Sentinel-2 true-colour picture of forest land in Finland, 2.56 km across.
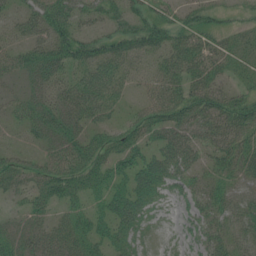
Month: July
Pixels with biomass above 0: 78%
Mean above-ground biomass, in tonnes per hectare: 37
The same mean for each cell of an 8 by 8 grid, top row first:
26 56 38 39 49 28 30 14
33 54 52 51 55 51 43 29
19 53 39 48 24 41 49 21
24 43 44 31 39 48 52 59
12 30 49 42 39 51 39 39
49 45 49 51 56 43 24 27
12 28 26 50 41 13 30 29
34 36 39 41 19 8 34 23
